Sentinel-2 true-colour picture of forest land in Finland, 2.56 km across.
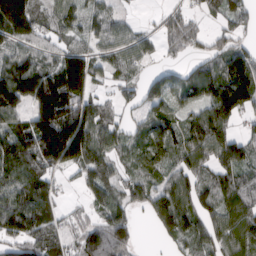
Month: March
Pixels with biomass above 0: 79%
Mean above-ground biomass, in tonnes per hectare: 98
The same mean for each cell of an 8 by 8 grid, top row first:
253 69 63 55 6 73 39 76
78 56 72 60 50 55 64 66
218 189 190 50 66 85 136 176
96 234 174 52 68 72 117 106
146 234 212 86 87 104 132 94
121 79 51 61 65 74 73 71
126 89 21 101 56 159 74 114
96 95 85 174 2 64 90 104
